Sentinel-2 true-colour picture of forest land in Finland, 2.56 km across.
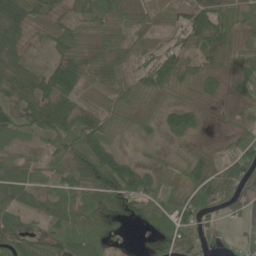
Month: June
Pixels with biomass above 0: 88%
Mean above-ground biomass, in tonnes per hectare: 50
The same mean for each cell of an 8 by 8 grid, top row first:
61 32 42 58 35 41 74 30
49 29 45 54 32 50 62 39
70 67 65 24 50 56 43 53
62 102 62 47 32 61 15 32
36 41 70 51 21 18 14 57
69 46 65 87 71 41 66 77
53 47 54 50 61 67 74 48
69 40 57 19 10 55 52 35
